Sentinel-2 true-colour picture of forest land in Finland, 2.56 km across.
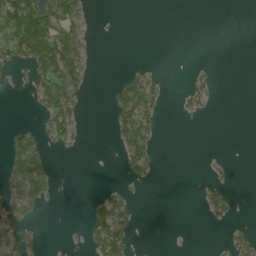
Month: July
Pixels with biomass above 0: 26%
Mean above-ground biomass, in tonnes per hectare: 28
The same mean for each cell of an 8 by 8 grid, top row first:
122 104 50 1 0 0 0 0
79 135 48 0 0 0 0 0
5 78 67 7 43 0 12 0
0 61 35 33 79 8 13 0
57 31 12 10 71 0 0 0
84 78 0 0 31 0 6 0
65 17 0 85 2 0 37 5
48 2 6 126 0 0 1 28
